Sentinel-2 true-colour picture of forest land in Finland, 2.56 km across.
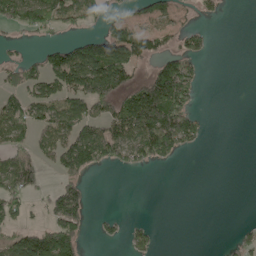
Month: May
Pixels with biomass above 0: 40%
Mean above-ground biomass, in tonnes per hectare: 62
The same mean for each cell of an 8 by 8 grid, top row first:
123 119 74 32 61 46 23 0
14 44 90 146 79 43 25 0
62 99 134 156 67 193 5 0
91 86 98 87 207 159 7 0
72 69 139 123 161 124 12 0
146 22 72 3 6 0 0 0
72 51 98 0 0 0 0 0
97 154 76 18 42 0 0 25
